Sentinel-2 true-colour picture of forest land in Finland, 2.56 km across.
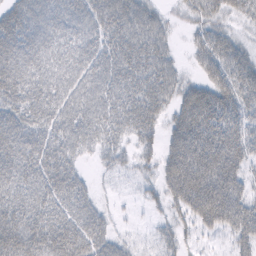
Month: February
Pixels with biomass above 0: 85%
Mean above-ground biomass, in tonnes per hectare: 53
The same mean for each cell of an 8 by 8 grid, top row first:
55 62 60 68 51 15 42 29
71 67 66 60 62 15 51 35
71 65 61 64 57 40 46 60
59 62 64 61 63 45 84 57
79 62 50 43 29 59 87 64
69 71 33 13 15 73 93 52
65 59 52 13 10 33 87 67
81 72 69 39 7 26 10 39
